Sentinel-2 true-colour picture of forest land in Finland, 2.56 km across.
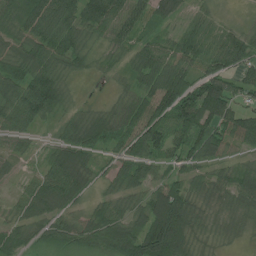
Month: July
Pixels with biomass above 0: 86%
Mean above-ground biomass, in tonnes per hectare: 66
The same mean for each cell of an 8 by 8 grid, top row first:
60 101 69 79 48 49 27 6
56 78 59 36 52 61 55 80
87 91 20 17 61 113 94 55
88 79 30 38 84 131 111 66
38 24 94 50 119 70 93 56
19 76 83 49 65 51 49 71
29 80 34 56 74 162 51 59
51 54 65 96 147 151 26 19
